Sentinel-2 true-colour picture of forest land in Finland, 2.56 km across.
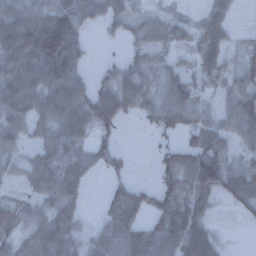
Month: December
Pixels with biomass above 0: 77%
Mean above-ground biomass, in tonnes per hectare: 63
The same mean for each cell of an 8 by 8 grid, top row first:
104 102 87 63 34 24 45 7
139 161 65 5 39 36 62 22
128 124 62 58 68 62 48 46
101 95 83 88 38 98 52 85
55 63 55 26 1 36 80 31
38 88 58 30 0 72 109 85
52 71 39 65 57 79 48 33
59 100 49 79 85 90 80 1
